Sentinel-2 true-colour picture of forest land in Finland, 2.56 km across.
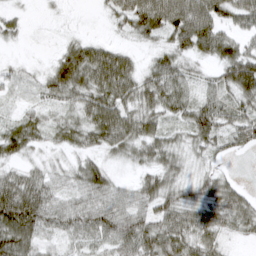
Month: March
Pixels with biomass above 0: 85%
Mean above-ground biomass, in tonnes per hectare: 45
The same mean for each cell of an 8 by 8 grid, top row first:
17 4 1 29 83 85 73 54
7 3 42 34 19 50 61 49
18 36 65 84 48 51 17 82
16 25 47 77 53 41 58 46
54 24 37 55 58 34 45 36
44 41 50 30 34 41 31 7
96 63 55 65 49 59 53 53
86 30 43 54 70 65 48 16
